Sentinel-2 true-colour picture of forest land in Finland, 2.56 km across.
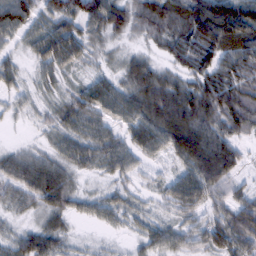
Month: February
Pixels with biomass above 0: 87%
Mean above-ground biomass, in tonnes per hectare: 49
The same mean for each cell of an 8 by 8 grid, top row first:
99 60 80 78 56 61 122 96
32 67 60 13 16 48 91 66
33 32 21 34 73 46 73 59
20 20 54 53 61 73 87 80
9 18 48 57 61 23 62 23
54 76 24 37 23 36 43 18
22 43 29 44 25 48 58 71
35 46 11 8 36 42 57 85
